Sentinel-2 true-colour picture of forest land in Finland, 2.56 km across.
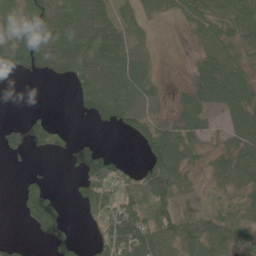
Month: June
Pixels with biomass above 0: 66%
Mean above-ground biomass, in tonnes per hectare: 51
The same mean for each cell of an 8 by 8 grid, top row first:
73 100 92 52 37 32 68 72
113 92 124 100 33 0 53 41
4 13 74 97 61 4 78 68
0 14 14 79 59 32 40 67
33 62 13 2 53 71 22 57
6 17 30 64 70 75 26 53
15 62 24 87 116 56 17 27
13 12 16 85 85 77 82 35
